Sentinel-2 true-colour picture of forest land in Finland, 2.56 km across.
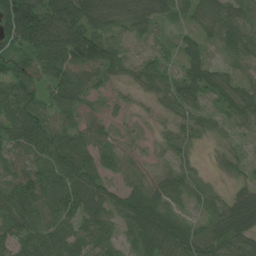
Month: July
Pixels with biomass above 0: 92%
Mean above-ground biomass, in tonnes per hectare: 62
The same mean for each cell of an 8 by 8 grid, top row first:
149 126 127 75 73 38 62 58
58 111 141 72 20 27 41 66
78 66 78 38 50 53 72 47
77 49 49 21 7 40 35 64
64 81 70 40 18 33 15 18
71 75 92 37 48 56 18 24
93 80 68 63 113 43 40 86
63 78 72 48 80 94 70 65
